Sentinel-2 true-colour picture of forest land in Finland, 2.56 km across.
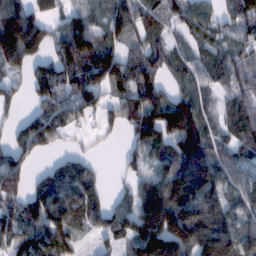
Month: February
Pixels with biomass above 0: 80%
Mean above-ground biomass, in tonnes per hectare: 104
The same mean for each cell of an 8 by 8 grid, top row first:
167 95 82 97 73 71 72 124
245 93 172 73 68 37 49 67
36 163 145 139 142 47 53 86
39 96 93 63 150 160 44 88
77 73 12 12 136 144 115 78
121 73 110 5 72 170 174 74
106 133 95 75 176 183 156 72
87 129 42 58 217 219 183 137
